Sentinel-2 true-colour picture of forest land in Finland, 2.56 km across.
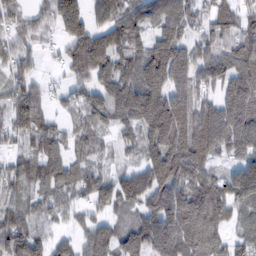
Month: February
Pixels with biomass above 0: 87%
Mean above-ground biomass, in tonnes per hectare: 97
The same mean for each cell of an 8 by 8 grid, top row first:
47 73 120 95 103 125 61 74
65 17 121 114 89 122 69 109
73 23 63 99 162 119 79 125
108 51 62 99 182 164 90 135
35 91 64 37 96 140 118 110
79 104 86 64 102 147 92 158
79 66 54 73 94 149 158 105
138 69 60 120 140 163 129 80
